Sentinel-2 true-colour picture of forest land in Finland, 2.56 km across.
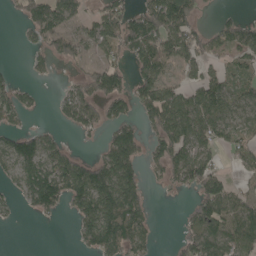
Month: May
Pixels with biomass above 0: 58%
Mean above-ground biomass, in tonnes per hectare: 68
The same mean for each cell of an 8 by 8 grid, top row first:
22 127 59 82 108 146 8 29
4 65 62 59 103 106 60 72
27 16 42 105 81 41 66 48
68 6 99 54 69 106 94 51
95 66 7 85 62 100 67 63
60 109 122 130 50 70 98 23
18 73 88 140 72 3 110 82
0 0 44 130 78 25 98 87
